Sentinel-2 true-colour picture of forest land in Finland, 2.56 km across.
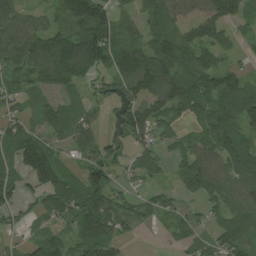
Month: August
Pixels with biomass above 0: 80%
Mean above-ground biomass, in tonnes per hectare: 78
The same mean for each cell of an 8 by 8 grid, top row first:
81 43 179 97 67 70 89 70
124 118 133 103 77 98 86 22
70 81 71 80 129 107 98 70
50 89 58 39 108 72 75 107
122 105 68 55 55 51 73 87
73 128 67 71 57 32 110 95
66 66 106 106 52 38 45 95
28 81 71 80 4 29 40 73
